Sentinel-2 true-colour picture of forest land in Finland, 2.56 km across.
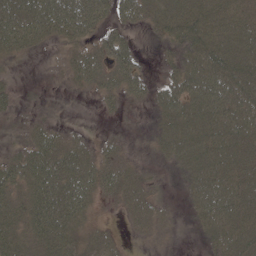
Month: May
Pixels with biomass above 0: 77%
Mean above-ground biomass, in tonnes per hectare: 35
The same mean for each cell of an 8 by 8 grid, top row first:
62 68 72 34 33 47 47 39
36 9 29 55 5 27 50 50
7 2 30 41 31 37 59 47
13 6 0 13 8 47 52 51
17 45 28 17 9 42 51 43
50 66 63 44 24 10 51 42
41 64 51 10 33 10 46 44
44 52 37 20 8 4 21 44
